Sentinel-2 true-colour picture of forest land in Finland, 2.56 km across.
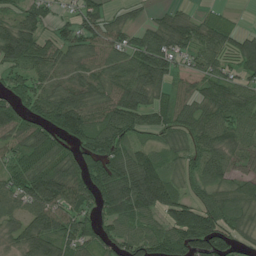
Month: July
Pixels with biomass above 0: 85%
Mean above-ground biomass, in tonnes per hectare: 82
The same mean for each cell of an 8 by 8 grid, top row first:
56 57 65 45 21 51 37 11
130 70 84 76 91 77 77 85
68 67 79 81 97 44 79 67
87 89 131 96 89 69 78 94
63 99 89 104 48 67 84 79
81 140 93 111 138 54 76 54
56 127 100 98 112 122 103 76
51 112 86 81 98 117 126 50
